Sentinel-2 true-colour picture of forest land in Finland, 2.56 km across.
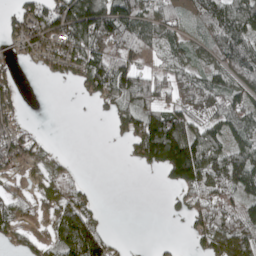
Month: May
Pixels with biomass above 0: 65%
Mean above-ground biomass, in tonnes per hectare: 75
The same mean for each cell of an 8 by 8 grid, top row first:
63 125 235 176 100 58 84 122
41 88 130 106 105 56 63 130
34 19 70 144 97 65 84 79
41 0 1 59 116 116 64 77
82 23 0 11 175 243 122 63
37 47 13 0 5 120 102 94
48 46 98 1 0 28 95 75
33 61 229 36 0 7 86 99
